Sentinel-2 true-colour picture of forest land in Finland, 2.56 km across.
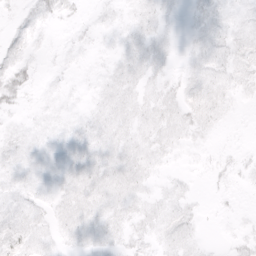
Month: April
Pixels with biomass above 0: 69%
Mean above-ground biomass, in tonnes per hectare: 6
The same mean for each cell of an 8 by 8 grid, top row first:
4 8 3 4 7 2 8 5
8 2 3 3 8 3 8 8
13 2 2 7 7 5 9 7
6 3 3 8 8 9 9 2
7 5 7 8 7 6 3 1
6 5 9 9 7 3 2 4
9 5 10 8 6 7 1 1
11 6 7 6 6 9 1 4
